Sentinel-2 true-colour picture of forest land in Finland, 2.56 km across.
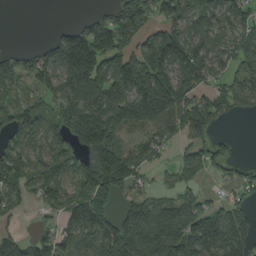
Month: August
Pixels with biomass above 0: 72%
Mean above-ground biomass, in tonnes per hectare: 112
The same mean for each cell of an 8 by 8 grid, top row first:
0 0 17 84 112 92 82 82
16 77 247 164 136 213 126 84
112 121 222 184 239 161 94 85
106 72 163 202 204 151 130 66
93 103 133 131 73 58 77 11
106 86 137 204 46 68 60 52
47 41 119 63 115 128 93 87
62 57 99 167 180 200 222 180
